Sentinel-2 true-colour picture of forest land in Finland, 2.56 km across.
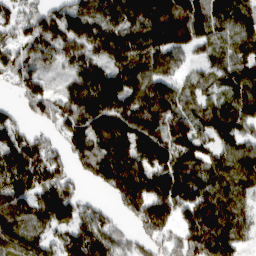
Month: March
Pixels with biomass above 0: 88%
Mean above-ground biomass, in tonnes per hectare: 120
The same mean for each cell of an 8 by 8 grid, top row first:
90 115 106 99 138 144 135 87
90 116 124 133 113 105 70 83
79 53 111 152 107 66 57 101
42 92 176 175 157 131 100 116
145 84 130 164 157 157 84 101
168 116 62 217 212 193 134 123
123 134 104 49 164 148 155 100
127 96 167 108 71 100 200 97
